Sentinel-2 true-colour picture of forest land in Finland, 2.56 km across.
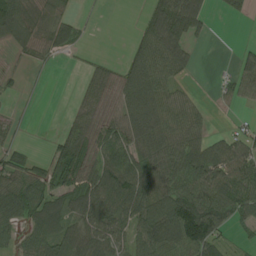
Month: August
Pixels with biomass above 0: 66%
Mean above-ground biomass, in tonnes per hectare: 50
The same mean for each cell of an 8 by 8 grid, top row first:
96 55 10 0 24 94 29 16
32 43 12 0 55 70 2 15
4 2 9 41 78 34 1 59
2 0 26 46 90 55 15 12
17 12 74 68 72 61 59 49
59 59 78 103 74 65 86 82
75 73 61 98 84 105 85 60
36 69 79 72 78 108 86 10
